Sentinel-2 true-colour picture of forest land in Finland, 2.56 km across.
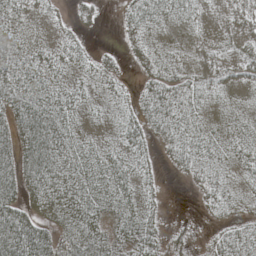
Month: May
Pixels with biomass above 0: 82%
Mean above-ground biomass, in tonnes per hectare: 31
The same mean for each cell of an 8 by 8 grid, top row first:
30 13 14 1 42 27 14 32
39 23 22 7 27 14 22 41
48 34 18 20 20 34 35 25
53 55 22 14 35 46 18 13
48 66 30 19 32 41 31 30
48 62 46 48 19 9 27 18
55 38 49 31 25 1 14 14
75 51 49 35 40 17 11 42
